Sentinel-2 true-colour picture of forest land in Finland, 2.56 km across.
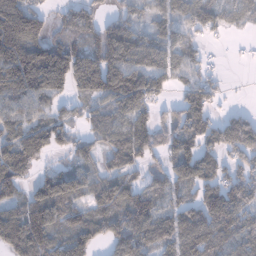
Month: January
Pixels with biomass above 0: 78%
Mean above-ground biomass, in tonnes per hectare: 107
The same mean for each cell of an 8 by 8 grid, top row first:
228 56 84 55 46 90 110 51
192 150 100 200 114 96 25 6
210 214 171 207 160 72 67 1
104 77 47 91 98 80 86 49
103 117 53 100 103 113 95 159
109 75 86 96 57 96 113 99
78 165 86 125 130 92 160 111
152 133 115 112 107 130 136 99
